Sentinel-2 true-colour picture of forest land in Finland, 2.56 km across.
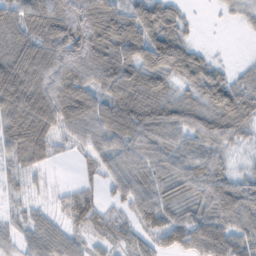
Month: February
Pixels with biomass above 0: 86%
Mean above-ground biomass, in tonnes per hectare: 64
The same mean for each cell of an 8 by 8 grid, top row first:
69 101 131 81 92 46 1 18
73 98 119 98 106 92 10 0
105 111 92 99 86 48 71 34
92 115 108 82 96 70 73 88
80 70 39 59 77 54 60 24
23 10 19 53 68 64 76 29
12 18 65 30 72 48 65 76
21 57 28 30 45 64 103 64
